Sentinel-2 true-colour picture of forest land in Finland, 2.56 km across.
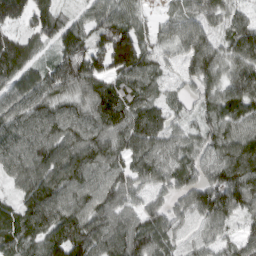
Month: March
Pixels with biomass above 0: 95%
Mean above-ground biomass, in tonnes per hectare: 94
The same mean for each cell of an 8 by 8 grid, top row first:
79 104 48 85 41 58 77 57
115 48 117 205 104 57 104 104
92 105 123 104 93 35 87 105
105 103 81 126 109 48 75 108
106 114 113 104 101 72 75 112
80 123 108 93 85 91 83 123
78 140 94 93 73 60 147 88
93 110 135 109 118 67 64 73
